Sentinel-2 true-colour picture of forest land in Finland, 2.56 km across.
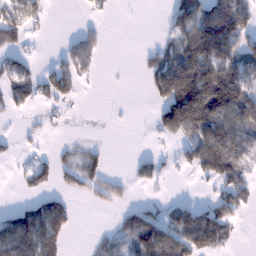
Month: January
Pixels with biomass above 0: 48%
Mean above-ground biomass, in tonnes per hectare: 61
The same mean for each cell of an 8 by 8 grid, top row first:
73 28 4 6 0 68 123 130
57 3 51 1 14 80 161 86
89 46 35 1 29 217 192 109
29 18 4 1 1 189 214 135
13 10 15 4 1 30 150 109
11 47 65 32 37 10 56 67
43 103 8 27 42 37 47 43
144 133 0 35 129 113 121 11
